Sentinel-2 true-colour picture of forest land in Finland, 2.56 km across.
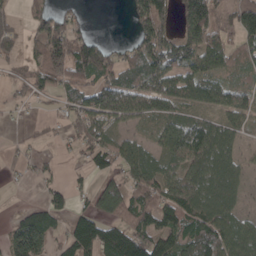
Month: April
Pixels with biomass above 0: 69%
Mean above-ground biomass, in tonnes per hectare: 75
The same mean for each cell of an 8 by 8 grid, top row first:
23 84 30 0 107 79 122 91
26 138 109 38 100 105 103 60
33 77 74 99 122 92 76 29
14 9 89 133 127 64 51 71
5 15 62 80 49 117 116 39
6 22 18 57 118 58 116 57
7 74 27 109 101 105 118 47
92 69 127 119 114 108 145 125
